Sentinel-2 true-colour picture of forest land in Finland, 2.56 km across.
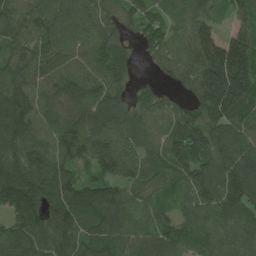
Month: June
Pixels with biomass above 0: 94%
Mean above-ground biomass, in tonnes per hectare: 120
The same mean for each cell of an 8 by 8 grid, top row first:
103 129 194 55 90 81 67 88
87 142 146 118 67 93 169 174
119 103 124 115 15 57 200 226
189 106 120 142 100 93 149 140
133 104 161 128 97 146 154 121
182 136 61 110 92 119 139 148
160 116 146 133 83 64 111 126
128 111 87 102 99 150 104 105
